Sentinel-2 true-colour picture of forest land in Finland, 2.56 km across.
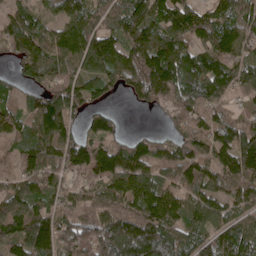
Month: May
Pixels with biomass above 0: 89%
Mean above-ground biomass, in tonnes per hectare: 111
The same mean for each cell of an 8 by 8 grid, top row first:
107 48 97 79 151 146 116 127
125 131 135 141 140 131 129 108
48 97 104 96 113 145 158 97
58 152 63 36 17 81 125 55
79 166 105 96 65 88 95 135
142 134 71 143 119 85 89 99
187 80 86 101 121 107 96 68
154 158 134 201 237 125 94 106
